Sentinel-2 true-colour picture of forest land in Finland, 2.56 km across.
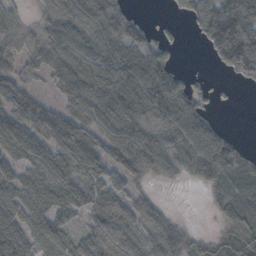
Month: October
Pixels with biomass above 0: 78%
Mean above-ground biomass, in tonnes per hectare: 52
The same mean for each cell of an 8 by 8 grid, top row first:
32 37 62 89 7 19 108 139
56 56 64 64 53 26 49 140
64 32 79 78 78 47 18 28
52 54 52 64 58 80 29 2
53 49 70 68 56 59 70 21
57 66 53 41 31 29 51 27
70 70 44 53 36 3 9 41
92 77 35 56 47 48 21 34
